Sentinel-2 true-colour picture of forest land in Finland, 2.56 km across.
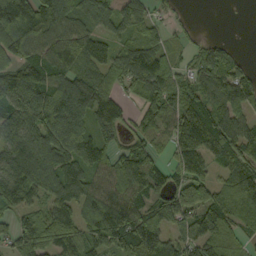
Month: September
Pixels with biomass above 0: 85%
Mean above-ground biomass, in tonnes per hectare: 102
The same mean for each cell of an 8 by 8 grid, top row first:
215 117 99 76 63 19 0 1
127 112 128 74 102 40 51 12
123 136 103 86 160 95 109 99
100 142 116 99 79 115 111 75
101 139 146 68 77 98 131 122
122 118 109 90 134 69 68 131
98 89 102 151 102 124 127 114
103 126 118 121 194 88 117 44
